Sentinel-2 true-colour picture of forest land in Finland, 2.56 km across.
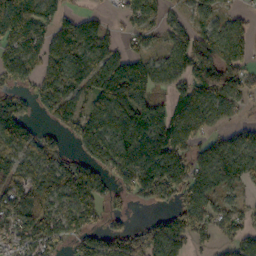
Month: October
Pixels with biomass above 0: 77%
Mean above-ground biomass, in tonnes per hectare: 89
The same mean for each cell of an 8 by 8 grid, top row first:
142 92 45 22 82 28 63 31
94 106 85 45 46 76 143 83
67 88 74 157 113 75 154 98
105 66 89 124 104 98 107 41
99 64 75 110 128 130 67 81
95 96 130 79 134 121 118 93
157 96 102 36 27 68 96 56
77 101 68 88 136 108 45 74
